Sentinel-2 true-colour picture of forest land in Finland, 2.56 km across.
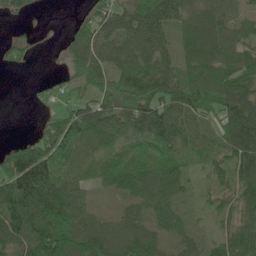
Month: June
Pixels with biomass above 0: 84%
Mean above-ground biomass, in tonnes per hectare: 64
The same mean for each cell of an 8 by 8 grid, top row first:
20 4 13 61 99 59 35 31
35 1 67 39 64 39 69 65
0 4 50 69 103 69 81 84
0 12 58 65 104 94 71 111
36 77 77 51 64 79 59 123
138 136 43 64 68 58 31 91
147 189 67 17 46 46 25 66
103 147 74 65 68 39 26 92
